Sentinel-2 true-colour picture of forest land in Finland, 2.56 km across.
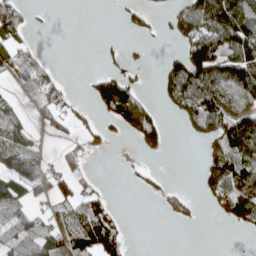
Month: April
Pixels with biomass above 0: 44%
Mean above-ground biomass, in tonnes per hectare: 51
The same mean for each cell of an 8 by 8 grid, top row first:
85 4 0 2 26 49 146 141
58 4 0 13 11 19 131 135
16 44 2 84 14 84 122 114
31 55 23 77 94 28 139 88
73 8 25 11 42 0 40 116
101 61 30 0 13 0 67 93
89 33 65 34 0 48 8 106
72 92 111 91 0 0 0 1
